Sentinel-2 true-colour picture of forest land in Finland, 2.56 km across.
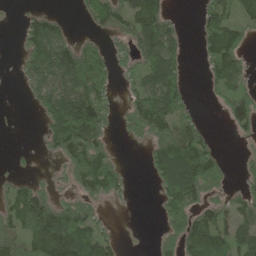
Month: June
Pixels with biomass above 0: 60%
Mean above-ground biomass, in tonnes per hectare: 64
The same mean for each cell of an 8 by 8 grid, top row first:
3 52 15 87 129 14 63 68
12 122 67 35 78 56 89 78
11 75 85 34 73 79 38 65
0 71 136 38 106 81 3 85
2 43 136 38 29 137 66 6
25 12 92 100 8 109 148 19
85 106 89 7 0 99 69 64
106 151 120 39 1 76 95 78
